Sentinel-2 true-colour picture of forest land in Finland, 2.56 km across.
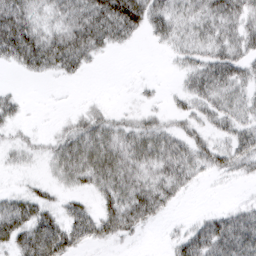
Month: March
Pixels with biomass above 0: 65%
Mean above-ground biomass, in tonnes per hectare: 39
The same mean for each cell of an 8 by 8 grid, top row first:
91 35 67 98 76 41 43 41
113 100 81 28 3 24 37 38
4 15 11 0 5 8 60 40
22 0 14 17 19 21 35 32
17 16 50 52 54 47 36 49
5 11 46 59 50 55 20 22
55 36 33 54 82 15 5 20
58 101 48 35 5 25 74 68
